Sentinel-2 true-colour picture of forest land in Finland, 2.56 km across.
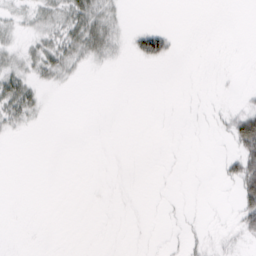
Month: February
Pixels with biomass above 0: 21%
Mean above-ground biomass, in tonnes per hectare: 6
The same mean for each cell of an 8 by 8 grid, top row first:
9 18 32 14 0 0 0 0
10 23 27 15 33 5 0 0
25 11 3 0 0 0 0 0
26 2 0 0 0 0 2 18
0 0 0 0 0 0 0 37
0 0 0 0 0 0 0 36
0 0 0 0 0 1 0 25
0 0 0 0 0 2 6 8
